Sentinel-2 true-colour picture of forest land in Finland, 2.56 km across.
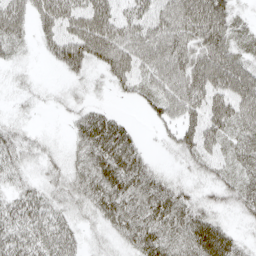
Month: April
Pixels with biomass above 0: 80%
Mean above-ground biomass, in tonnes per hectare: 39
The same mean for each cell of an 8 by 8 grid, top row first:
51 51 59 50 46 71 80 16
23 25 65 68 60 63 64 33
9 2 15 29 37 57 62 68
9 3 23 18 13 45 60 54
33 12 34 71 12 28 42 43
24 19 37 66 44 14 21 38
44 39 26 49 49 55 25 28
48 52 24 19 53 43 75 22
